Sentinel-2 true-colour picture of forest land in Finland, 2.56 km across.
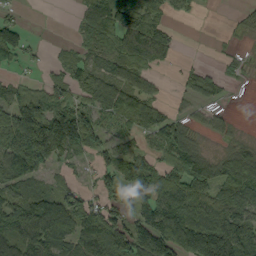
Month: September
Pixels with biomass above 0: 70%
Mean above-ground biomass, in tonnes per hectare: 71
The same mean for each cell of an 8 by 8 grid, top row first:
22 0 30 99 82 18 1 15
81 9 35 64 124 40 1 10
33 33 56 71 44 17 47 11
138 124 105 68 92 32 35 2
157 190 118 56 35 94 20 46
93 41 18 54 88 60 92 103
121 120 93 61 91 104 108 99
78 114 92 106 90 130 189 153
